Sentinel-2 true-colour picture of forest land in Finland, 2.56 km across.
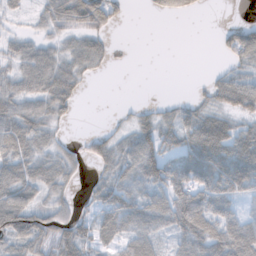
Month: November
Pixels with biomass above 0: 66%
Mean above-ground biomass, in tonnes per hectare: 43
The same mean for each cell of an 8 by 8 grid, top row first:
17 38 72 48 3 22 2 0
33 34 38 14 0 0 0 61
48 72 38 1 0 0 14 52
56 48 9 2 19 33 39 51
56 30 18 41 80 46 108 84
66 54 18 42 67 75 83 106
99 48 20 73 66 80 51 23
63 56 65 36 50 34 82 88
